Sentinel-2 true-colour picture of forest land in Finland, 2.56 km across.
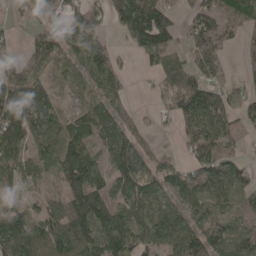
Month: May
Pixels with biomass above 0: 79%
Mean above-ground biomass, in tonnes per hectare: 80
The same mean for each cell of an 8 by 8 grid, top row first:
23 45 61 69 184 60 79 93
32 103 82 61 81 46 110 27
105 55 48 71 7 66 85 31
161 85 36 75 15 77 140 61
99 76 94 110 56 12 114 31
87 48 145 91 94 70 89 63
105 63 137 110 69 62 65 52
163 119 125 112 86 104 115 71
